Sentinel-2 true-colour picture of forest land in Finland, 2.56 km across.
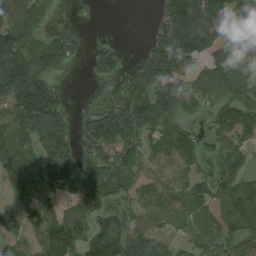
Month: August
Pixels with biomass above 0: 73%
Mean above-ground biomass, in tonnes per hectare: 106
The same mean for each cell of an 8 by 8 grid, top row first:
108 51 0 0 2 142 139 119
128 169 32 39 40 141 113 157
173 88 3 84 132 137 142 152
118 200 33 127 143 128 74 180
82 192 95 149 101 140 70 101
92 141 139 125 116 87 90 124
58 65 120 82 129 124 92 162
57 121 106 196 121 55 92 97
